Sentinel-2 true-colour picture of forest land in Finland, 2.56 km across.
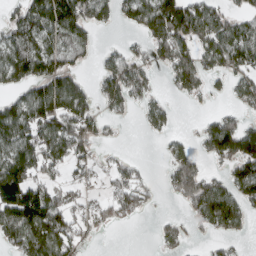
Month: March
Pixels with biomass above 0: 59%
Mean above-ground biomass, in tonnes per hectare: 71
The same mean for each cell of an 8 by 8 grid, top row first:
56 125 106 60 98 177 108 49
99 82 64 20 41 119 81 120
69 111 44 99 66 73 45 59
89 131 94 34 37 15 18 47
108 104 78 12 0 34 77 142
134 50 36 40 23 99 58 86
165 142 51 60 41 7 130 83
82 137 54 1 0 49 22 22
